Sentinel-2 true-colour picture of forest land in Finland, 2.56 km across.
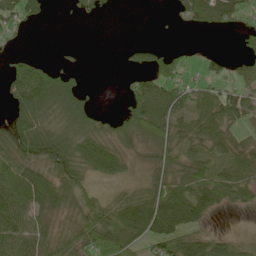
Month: May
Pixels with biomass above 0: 64%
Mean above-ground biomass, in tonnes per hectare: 44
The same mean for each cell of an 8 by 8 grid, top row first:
54 11 12 5 0 7 54 46
6 0 4 0 28 11 2 14
55 91 21 0 51 62 31 33
51 58 61 10 96 65 38 54
58 62 61 52 38 53 55 37
72 63 51 39 20 50 51 51
63 59 61 55 93 105 55 21
57 52 66 90 60 70 47 23
